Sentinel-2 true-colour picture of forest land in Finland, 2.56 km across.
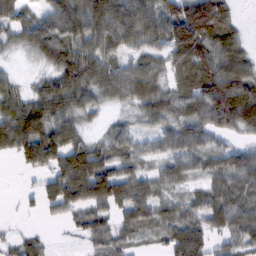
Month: February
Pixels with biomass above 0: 81%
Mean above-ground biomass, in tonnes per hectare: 74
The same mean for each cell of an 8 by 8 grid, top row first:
88 27 107 134 97 129 167 23
28 88 84 67 62 101 98 68
28 55 98 85 99 49 79 105
99 98 66 22 65 64 106 129
115 135 66 59 35 74 60 42
6 71 138 131 64 63 59 79
8 46 80 83 81 45 85 81
33 21 25 58 27 97 70 63
